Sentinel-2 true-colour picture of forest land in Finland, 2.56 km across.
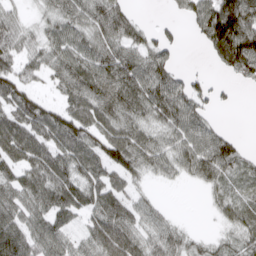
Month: March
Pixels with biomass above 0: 78%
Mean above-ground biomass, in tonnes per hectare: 52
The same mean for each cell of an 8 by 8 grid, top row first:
32 37 62 89 7 19 108 139
56 56 64 64 53 26 49 140
64 32 79 78 78 47 18 28
52 54 52 64 58 80 29 2
53 49 70 68 56 59 70 21
57 66 53 41 31 29 51 27
70 70 44 53 36 3 9 41
92 77 35 56 47 48 21 34
